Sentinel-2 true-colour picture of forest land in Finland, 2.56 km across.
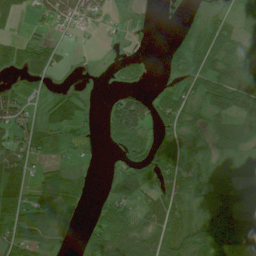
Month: July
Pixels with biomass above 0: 66%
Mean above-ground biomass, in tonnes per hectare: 45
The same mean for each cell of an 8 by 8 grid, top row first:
34 41 43 18 8 3 26 23
50 40 5 7 7 30 66 47
17 20 5 15 18 27 68 77
54 40 34 66 79 78 42 51
52 35 17 26 48 75 58 46
54 39 17 34 68 72 63 23
64 65 18 39 47 70 56 85
55 39 26 74 70 85 103 109
